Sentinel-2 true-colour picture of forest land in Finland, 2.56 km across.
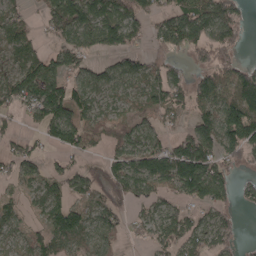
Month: April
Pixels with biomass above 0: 72%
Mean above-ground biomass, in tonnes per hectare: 81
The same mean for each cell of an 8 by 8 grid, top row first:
57 76 147 131 84 112 154 55
67 43 95 86 58 78 128 45
104 121 74 78 87 75 95 105
47 117 104 46 48 58 85 153
40 42 95 49 90 85 123 128
55 57 74 97 141 153 156 27
36 71 71 82 52 55 77 32
45 77 79 47 29 91 82 29
